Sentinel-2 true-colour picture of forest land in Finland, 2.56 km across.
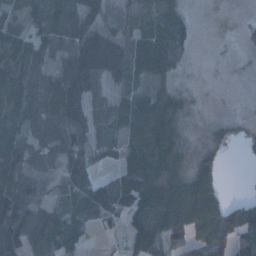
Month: January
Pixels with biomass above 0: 71%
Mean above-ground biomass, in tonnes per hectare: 49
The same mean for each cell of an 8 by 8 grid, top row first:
26 54 68 23 40 31 0 1
52 40 68 71 78 49 0 2
54 32 81 40 37 17 0 0
43 45 53 64 97 57 6 1
53 15 47 53 86 76 17 9
60 6 103 46 132 94 61 0
71 28 72 79 68 108 99 64
61 69 52 15 74 59 86 60
